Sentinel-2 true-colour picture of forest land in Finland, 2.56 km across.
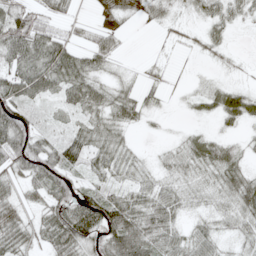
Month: May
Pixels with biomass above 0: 77%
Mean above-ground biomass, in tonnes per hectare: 36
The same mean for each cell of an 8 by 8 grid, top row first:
74 39 12 35 24 14 32 27
74 70 37 38 0 9 21 2
68 65 64 20 14 6 9 6
54 15 38 44 29 2 17 55
70 34 56 40 3 15 40 15
30 61 25 31 20 22 22 50
30 50 77 75 50 36 19 53
46 41 71 66 63 37 37 21
